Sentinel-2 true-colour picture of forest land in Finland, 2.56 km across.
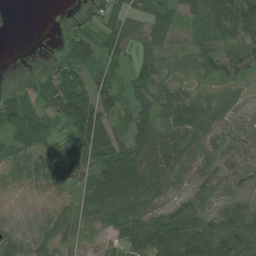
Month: July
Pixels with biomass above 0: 85%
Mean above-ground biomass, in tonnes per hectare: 69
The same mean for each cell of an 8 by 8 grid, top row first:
4 7 31 58 74 55 75 106
0 3 122 96 63 52 53 78
6 72 82 65 68 47 46 51
117 71 187 89 77 88 54 44
67 61 120 129 92 77 51 62
49 74 59 131 113 53 59 63
28 30 41 87 59 60 58 94
46 39 40 49 113 156 123 119
